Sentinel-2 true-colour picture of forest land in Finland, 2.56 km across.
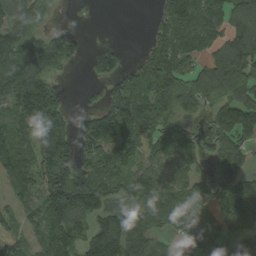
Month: September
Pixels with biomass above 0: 73%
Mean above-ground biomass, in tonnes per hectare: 106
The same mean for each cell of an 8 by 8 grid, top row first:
108 51 0 0 2 142 139 119
128 169 32 39 40 141 113 157
173 88 3 84 132 137 142 152
118 200 33 127 143 128 74 180
82 192 95 149 101 140 70 101
92 141 139 125 116 87 90 124
58 65 120 82 129 124 92 162
57 121 106 196 121 55 92 97
